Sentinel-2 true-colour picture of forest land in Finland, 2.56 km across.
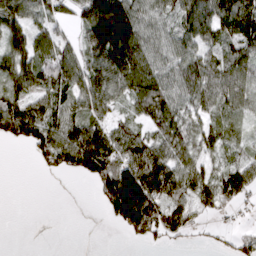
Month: March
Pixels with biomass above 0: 73%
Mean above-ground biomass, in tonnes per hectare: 68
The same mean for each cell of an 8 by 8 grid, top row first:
80 53 57 158 68 77 92 117
87 74 61 134 90 70 66 72
89 87 81 102 107 74 104 77
94 70 62 46 66 78 62 55
35 101 143 97 88 82 61 47
0 16 48 95 147 85 67 91
0 0 0 95 178 89 59 35
0 0 0 0 44 27 12 33
